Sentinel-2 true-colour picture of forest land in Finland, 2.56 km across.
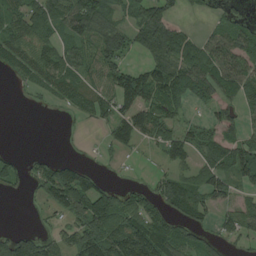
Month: August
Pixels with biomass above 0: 64%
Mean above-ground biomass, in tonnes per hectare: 57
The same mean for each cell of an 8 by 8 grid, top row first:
69 81 98 62 76 28 15 28
76 58 55 79 56 99 66 78
25 75 62 62 90 99 86 85
0 5 31 57 71 46 20 37
0 0 4 39 31 78 54 63
34 69 80 5 5 48 75 70
0 37 104 103 59 75 62 56
105 52 98 121 119 83 34 34
